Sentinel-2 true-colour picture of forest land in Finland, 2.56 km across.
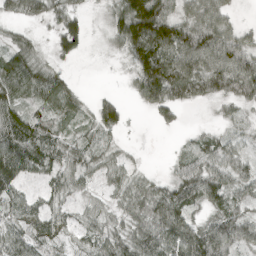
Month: April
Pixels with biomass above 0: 79%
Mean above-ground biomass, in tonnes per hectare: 64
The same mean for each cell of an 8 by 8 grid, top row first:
42 59 41 59 205 79 93 14
59 19 41 19 140 135 151 96
109 81 8 1 125 147 136 132
69 49 38 60 23 40 3 26
103 79 38 24 2 5 50 37
87 52 43 40 27 57 104 60
49 44 29 33 67 103 49 38
56 41 26 60 83 90 129 77
